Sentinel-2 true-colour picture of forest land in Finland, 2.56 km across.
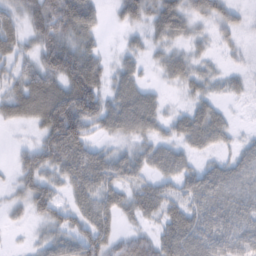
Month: February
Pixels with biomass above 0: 80%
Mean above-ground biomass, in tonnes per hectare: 53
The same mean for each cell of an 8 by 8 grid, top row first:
30 111 107 16 53 79 48 23
45 87 76 8 29 35 18 20
37 85 116 43 30 35 35 21
60 110 125 72 91 20 51 4
10 80 93 29 44 44 46 23
34 56 85 70 41 56 59 56
25 58 53 52 58 50 66 58
3 42 69 53 55 86 70 55
